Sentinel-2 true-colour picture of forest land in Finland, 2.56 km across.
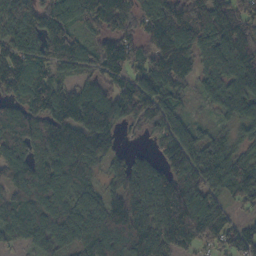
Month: October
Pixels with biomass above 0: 91%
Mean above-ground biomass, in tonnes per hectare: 113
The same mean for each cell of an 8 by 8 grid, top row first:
124 114 108 159 115 144 133 97
115 90 57 120 86 177 128 142
137 114 78 97 114 118 87 122
79 129 187 158 110 77 33 123
123 147 161 83 19 121 92 71
125 153 102 79 133 121 112 145
107 142 102 123 139 174 119 44
56 103 99 134 148 116 83 91
